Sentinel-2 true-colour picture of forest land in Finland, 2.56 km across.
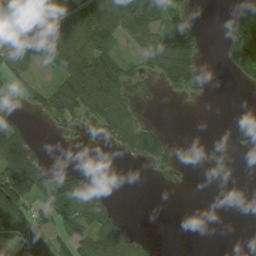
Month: August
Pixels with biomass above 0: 46%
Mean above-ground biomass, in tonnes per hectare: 51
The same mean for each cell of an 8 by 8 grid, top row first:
95 98 100 89 99 51 0 58
85 109 113 57 73 101 4 115
40 26 145 118 25 110 6 33
46 70 84 110 10 0 0 0
103 7 6 32 88 10 9 4
175 50 62 0 3 14 5 0
113 56 99 40 0 0 0 0
79 65 70 82 24 0 0 0
